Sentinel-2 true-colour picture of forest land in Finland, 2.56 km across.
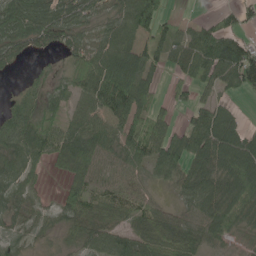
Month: May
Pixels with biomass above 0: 80%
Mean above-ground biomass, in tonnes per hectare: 62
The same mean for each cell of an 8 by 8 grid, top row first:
95 83 59 57 112 15 14 36
55 31 55 85 62 65 90 79
5 21 56 117 79 29 55 77
47 29 56 88 69 23 65 28
75 73 92 57 94 87 104 107
62 18 74 60 48 57 85 94
54 36 87 74 60 31 79 100
29 19 65 79 74 82 47 19
